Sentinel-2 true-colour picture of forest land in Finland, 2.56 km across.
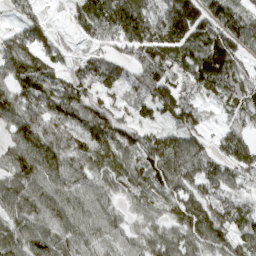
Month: April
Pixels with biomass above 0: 92%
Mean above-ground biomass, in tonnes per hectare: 93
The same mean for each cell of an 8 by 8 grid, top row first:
45 26 98 185 152 182 111 105
93 73 35 83 140 112 148 82
98 85 88 71 111 108 133 93
94 103 100 101 61 111 35 69
94 110 97 112 88 112 54 85
104 107 82 98 99 120 86 61
95 101 86 52 63 91 103 64
102 107 80 50 66 87 106 93
